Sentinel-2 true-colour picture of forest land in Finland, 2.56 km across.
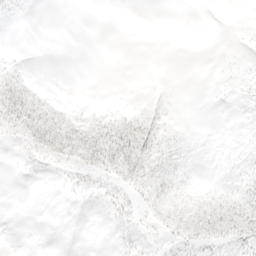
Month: April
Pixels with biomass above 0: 38%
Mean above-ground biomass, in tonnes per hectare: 7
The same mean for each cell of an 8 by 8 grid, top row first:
2 0 0 0 0 0 0 0
1 0 0 0 0 0 0 2
14 1 0 0 0 0 0 4
28 20 6 9 10 1 0 2
5 26 42 28 25 8 1 3
1 2 13 19 26 10 3 8
0 0 2 11 11 22 22 24
0 0 0 3 4 12 16 16
